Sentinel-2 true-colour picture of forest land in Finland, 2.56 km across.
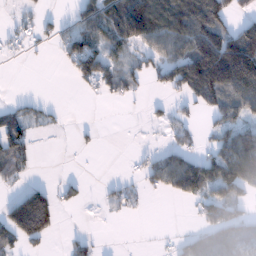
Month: January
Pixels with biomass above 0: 46%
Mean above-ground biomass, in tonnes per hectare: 60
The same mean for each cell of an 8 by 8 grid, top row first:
12 15 50 118 194 166 175 36
15 13 115 73 62 100 181 184
0 0 51 62 36 98 195 206
45 21 0 0 6 19 44 73
79 0 8 0 2 31 24 127
40 1 8 3 31 106 101 140
138 163 15 22 6 1 63 44
82 43 17 0 0 15 68 77
